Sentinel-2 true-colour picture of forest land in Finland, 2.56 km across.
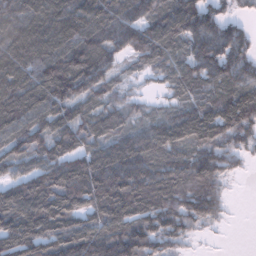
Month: February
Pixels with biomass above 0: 90%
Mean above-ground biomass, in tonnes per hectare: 116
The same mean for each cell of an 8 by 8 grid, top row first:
132 135 149 136 128 163 125 44
145 140 143 114 130 94 153 117
140 166 160 72 33 91 118 131
146 121 92 88 47 85 127 153
98 117 107 114 132 118 118 76
85 138 184 196 167 139 142 26
149 141 104 154 126 112 102 1
155 131 144 150 130 70 8 0
